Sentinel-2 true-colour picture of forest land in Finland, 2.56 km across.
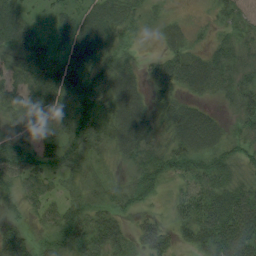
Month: August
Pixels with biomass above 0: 92%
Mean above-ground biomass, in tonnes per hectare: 52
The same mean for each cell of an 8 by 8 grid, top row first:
65 23 46 52 30 12 13 46
67 42 61 50 8 30 33 43
60 63 65 67 34 58 71 52
63 67 64 50 56 62 32 46
72 50 56 44 59 59 62 41
60 48 33 15 65 54 72 38
31 47 56 41 29 38 91 92
79 43 71 71 65 32 64 108
